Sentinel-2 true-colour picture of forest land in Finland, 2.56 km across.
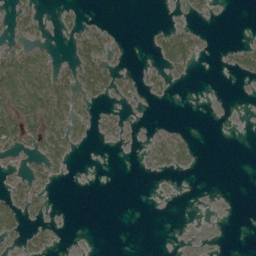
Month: May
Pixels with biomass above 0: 28%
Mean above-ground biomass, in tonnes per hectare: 18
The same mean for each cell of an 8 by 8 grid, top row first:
24 2 11 0 0 5 9 0
34 14 42 21 1 58 5 16
129 77 61 38 19 12 0 6
89 128 29 8 1 0 0 0
58 62 12 6 4 31 0 0
13 29 0 0 1 6 0 0
43 15 0 0 0 0 0 0
18 18 0 0 0 1 2 0
